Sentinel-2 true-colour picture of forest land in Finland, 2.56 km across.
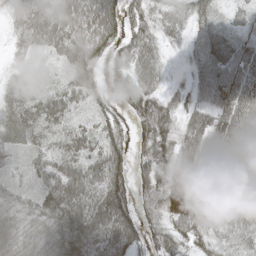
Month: May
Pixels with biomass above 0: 90%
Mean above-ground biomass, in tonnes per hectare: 61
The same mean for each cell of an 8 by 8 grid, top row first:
55 112 91 84 89 57 53 29
39 54 90 69 74 17 58 41
27 24 75 44 65 13 50 55
56 75 55 51 89 54 57 66
30 52 58 76 55 72 83 55
20 60 65 99 42 53 62 58
50 69 80 107 45 63 74 79
66 62 92 71 61 51 51 57
